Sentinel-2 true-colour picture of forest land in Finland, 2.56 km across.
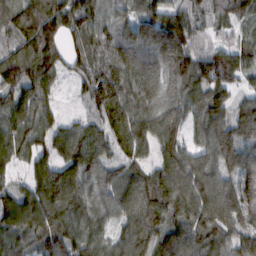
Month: February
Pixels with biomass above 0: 95%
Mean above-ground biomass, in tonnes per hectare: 116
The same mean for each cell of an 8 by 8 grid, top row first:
105 155 139 104 94 118 59 74
84 144 84 110 156 184 79 88
121 111 71 168 143 137 145 70
117 72 28 132 114 106 149 86
124 93 159 96 91 122 123 136
51 129 131 88 95 144 134 146
135 152 116 89 145 123 142 133
102 129 123 91 151 138 125 95
